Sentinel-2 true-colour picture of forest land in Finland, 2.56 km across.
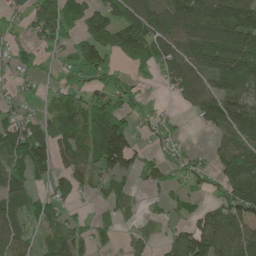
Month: May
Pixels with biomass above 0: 67%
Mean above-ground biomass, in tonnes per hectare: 71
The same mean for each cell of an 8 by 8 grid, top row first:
20 93 106 115 103 115 128 180
46 43 90 91 114 104 122 133
32 21 26 48 30 81 69 123
42 33 88 92 31 12 92 114
89 77 87 166 17 32 12 65
102 46 56 82 45 36 31 120
60 61 13 41 18 30 49 126
63 49 77 55 34 69 134 73
